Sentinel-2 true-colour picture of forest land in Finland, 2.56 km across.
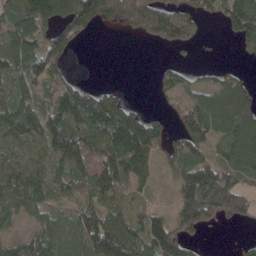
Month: April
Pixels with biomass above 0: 71%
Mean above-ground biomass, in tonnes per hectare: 72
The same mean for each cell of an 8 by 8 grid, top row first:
95 123 159 87 114 89 49 142
89 87 15 0 5 38 3 28
74 93 21 1 0 58 23 39
95 94 125 121 27 36 110 102
54 87 127 110 123 41 53 108
88 72 89 127 56 53 137 59
72 52 66 72 37 69 126 79
45 78 74 134 98 81 6 11
